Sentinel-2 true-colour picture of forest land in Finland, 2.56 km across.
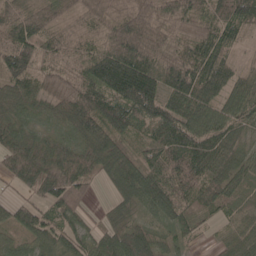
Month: May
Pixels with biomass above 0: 92%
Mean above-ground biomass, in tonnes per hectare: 77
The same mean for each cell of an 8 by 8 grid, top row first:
70 59 48 63 73 76 65 80
100 60 59 94 102 57 92 33
84 64 79 141 144 109 119 61
63 52 114 101 105 100 72 66
84 78 88 88 46 95 91 52
82 133 86 69 87 85 80 84
65 72 55 44 53 79 58 64
42 78 68 68 84 38 14 80
